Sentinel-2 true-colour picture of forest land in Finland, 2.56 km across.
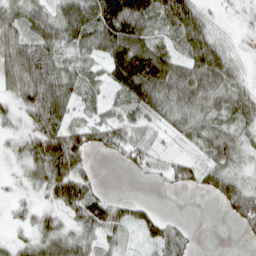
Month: April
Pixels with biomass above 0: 79%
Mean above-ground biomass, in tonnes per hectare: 56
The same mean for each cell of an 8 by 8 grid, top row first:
61 57 83 115 88 100 31 1
75 70 63 93 94 41 89 9
67 106 68 55 127 92 98 36
44 108 38 30 58 62 57 62
36 113 76 57 51 19 72 57
19 83 67 0 14 44 61 46
20 34 84 62 33 0 1 81
26 68 65 42 32 60 0 7
